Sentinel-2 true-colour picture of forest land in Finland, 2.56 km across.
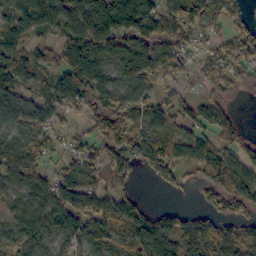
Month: October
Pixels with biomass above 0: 79%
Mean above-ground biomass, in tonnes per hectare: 89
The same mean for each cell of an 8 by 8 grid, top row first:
86 119 135 160 142 98 86 41
64 65 144 95 105 96 52 104
77 69 175 91 116 73 86 69
105 90 54 108 84 71 89 17
80 61 47 85 110 75 83 86
96 67 106 70 35 54 87 111
66 105 115 105 49 33 56 75
75 71 89 75 110 130 155 142
